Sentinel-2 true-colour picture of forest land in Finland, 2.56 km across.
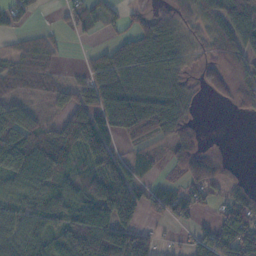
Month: November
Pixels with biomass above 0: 71%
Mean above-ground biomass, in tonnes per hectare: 55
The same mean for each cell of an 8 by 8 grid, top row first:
42 2 48 25 31 56 72 85
32 46 3 36 78 65 38 86
71 49 26 67 65 52 39 57
86 24 85 114 97 76 1 23
128 85 93 55 32 58 12 0
83 69 49 90 30 28 75 17
41 50 80 135 54 52 22 81
62 42 43 37 59 10 66 101
